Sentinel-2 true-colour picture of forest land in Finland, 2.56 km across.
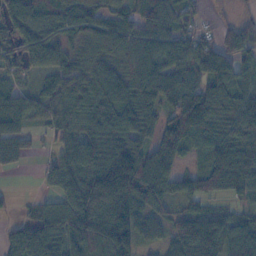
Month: November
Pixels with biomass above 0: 86%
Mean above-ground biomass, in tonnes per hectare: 87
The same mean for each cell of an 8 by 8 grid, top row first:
96 72 73 63 67 77 18 28
90 92 39 70 80 89 79 96
41 52 80 81 103 103 104 88
102 55 68 108 92 125 131 118
71 23 106 138 71 114 95 110
8 41 151 200 122 81 112 149
12 51 179 168 89 51 29 34
69 101 132 151 41 71 113 86
